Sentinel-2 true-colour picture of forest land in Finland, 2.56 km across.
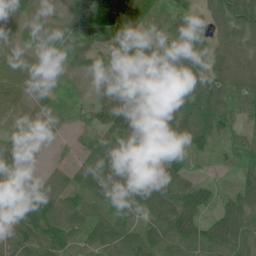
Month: June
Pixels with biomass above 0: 92%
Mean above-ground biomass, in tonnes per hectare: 73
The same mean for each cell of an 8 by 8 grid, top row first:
52 28 90 88 56 63 61 98
28 45 70 81 83 116 77 74
98 43 23 58 117 94 88 78
59 45 28 95 171 121 89 67
63 7 40 98 112 59 51 51
98 60 71 99 92 86 17 45
68 115 71 68 68 96 47 88
97 87 49 81 74 86 85 89
